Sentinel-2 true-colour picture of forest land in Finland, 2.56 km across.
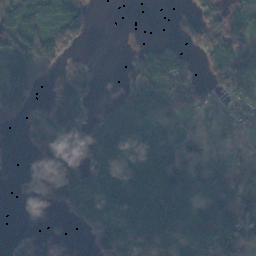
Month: October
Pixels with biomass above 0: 66%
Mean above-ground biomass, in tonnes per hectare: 61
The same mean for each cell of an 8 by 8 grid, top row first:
99 121 73 0 0 10 62 74
89 128 15 0 25 24 83 81
125 27 68 0 96 115 27 68
37 40 48 39 110 96 56 39
0 73 56 101 86 74 65 36
3 59 40 85 100 96 113 58
0 14 53 59 101 118 138 103
12 1 1 74 70 89 73 82
